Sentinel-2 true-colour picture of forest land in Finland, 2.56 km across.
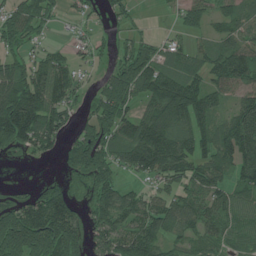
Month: July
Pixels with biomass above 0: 75%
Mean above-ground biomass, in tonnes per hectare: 81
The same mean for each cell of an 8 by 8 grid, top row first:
92 54 32 39 7 26 60 65
53 44 29 29 66 52 46 93
116 132 45 78 135 115 72 103
160 121 36 116 65 165 94 98
93 62 92 116 166 113 91 148
0 10 42 74 62 90 103 74
79 138 47 101 97 94 80 62
144 163 80 82 119 50 53 45
